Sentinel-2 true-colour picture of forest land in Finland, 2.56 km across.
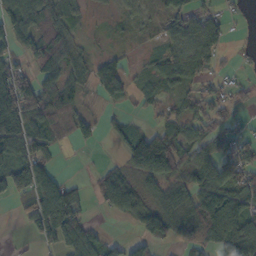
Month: October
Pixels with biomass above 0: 68%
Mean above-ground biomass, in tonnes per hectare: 59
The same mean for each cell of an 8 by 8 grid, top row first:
84 84 29 17 36 65 38 12
35 132 34 15 18 55 72 6
97 69 45 99 32 57 44 21
153 89 47 15 18 39 63 18
87 64 26 18 99 78 54 62
100 76 4 75 64 56 83 85
20 135 65 60 76 86 94 84
5 49 99 29 57 47 64 146
